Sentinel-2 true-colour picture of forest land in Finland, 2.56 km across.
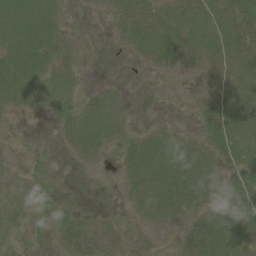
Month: August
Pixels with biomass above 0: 62%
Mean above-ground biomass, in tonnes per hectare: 15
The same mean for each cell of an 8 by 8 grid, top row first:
17 18 1 7 26 19 18 33
17 22 4 1 18 21 22 27
20 21 7 1 0 5 14 25
7 9 18 16 0 2 16 32
1 0 25 14 21 23 23 28
7 2 1 2 20 28 27 22
12 6 3 0 15 28 18 27
3 3 31 14 0 5 36 29
